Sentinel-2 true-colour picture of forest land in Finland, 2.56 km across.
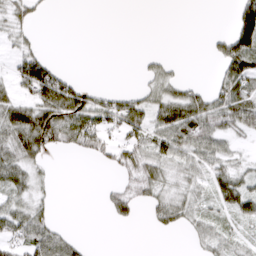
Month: March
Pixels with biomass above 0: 51%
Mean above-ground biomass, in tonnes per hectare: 36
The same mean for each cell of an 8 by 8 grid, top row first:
33 6 0 0 0 0 0 64
19 5 0 0 0 0 10 78
56 124 18 0 14 28 8 73
80 94 87 65 52 72 74 88
83 72 52 39 55 78 58 13
56 10 0 10 60 23 39 37
41 21 0 41 20 46 20 54
60 76 17 0 0 1 33 21
